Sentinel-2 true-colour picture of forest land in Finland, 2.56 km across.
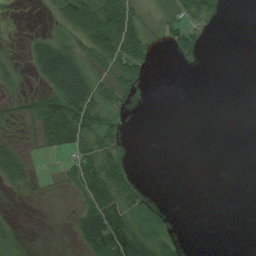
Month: August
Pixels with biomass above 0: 43%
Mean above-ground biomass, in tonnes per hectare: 21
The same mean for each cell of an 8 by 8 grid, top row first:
0 7 60 85 19 22 27 0
2 40 25 65 31 39 7 0
15 45 71 37 20 0 0 0
13 61 82 30 0 0 0 0
14 29 41 29 0 0 0 0
33 2 43 56 2 0 0 0
1 2 25 54 43 2 0 0
8 1 23 76 36 13 0 0
